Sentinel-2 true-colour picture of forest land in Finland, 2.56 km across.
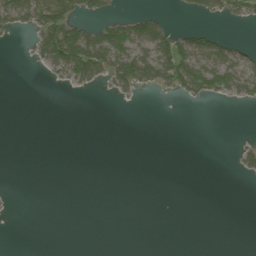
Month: June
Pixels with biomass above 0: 21%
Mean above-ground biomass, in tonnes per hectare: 21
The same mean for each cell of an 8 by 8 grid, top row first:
58 95 38 26 43 3 23 29
1 85 123 114 64 84 59 24
0 10 56 55 66 95 92 68
0 0 0 0 0 0 0 0
0 0 0 0 0 0 0 13
0 0 0 0 0 0 0 13
1 0 0 0 0 0 0 0
0 0 0 0 0 0 0 0
